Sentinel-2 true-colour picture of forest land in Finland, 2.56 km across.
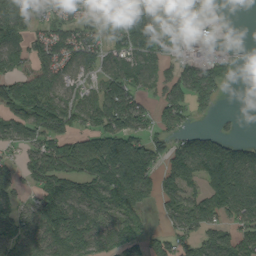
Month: September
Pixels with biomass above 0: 73%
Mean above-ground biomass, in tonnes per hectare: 83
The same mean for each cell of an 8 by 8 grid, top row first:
105 58 74 69 98 90 70 0
80 101 115 69 110 48 35 5
83 92 54 93 67 64 89 8
81 105 83 122 63 79 18 5
66 97 88 135 86 53 87 61
51 128 121 147 142 99 116 126
73 120 97 94 61 89 100 121
96 117 124 98 71 74 69 88
